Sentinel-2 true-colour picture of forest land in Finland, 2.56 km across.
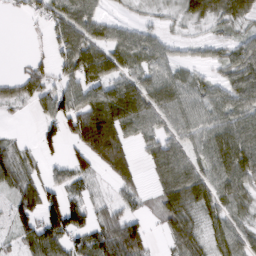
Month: March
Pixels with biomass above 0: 73%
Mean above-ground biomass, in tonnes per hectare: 55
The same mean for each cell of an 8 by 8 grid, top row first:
13 52 75 20 16 20 55 53
0 19 90 69 62 28 29 53
29 47 80 66 58 57 34 69
12 48 92 106 88 70 56 71
30 37 68 108 41 66 67 90
69 35 52 46 19 76 64 84
52 98 66 42 22 68 54 44
34 94 60 106 68 44 42 62
